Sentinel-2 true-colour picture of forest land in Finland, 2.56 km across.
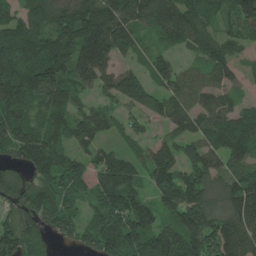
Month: June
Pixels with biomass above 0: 89%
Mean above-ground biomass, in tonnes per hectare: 134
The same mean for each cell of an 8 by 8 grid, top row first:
100 153 206 193 140 204 118 146
213 185 203 172 55 70 125 66
184 174 129 126 125 111 86 50
151 122 86 75 125 139 129 113
139 141 114 61 66 106 131 174
96 129 144 199 89 151 136 152
121 142 77 160 119 167 159 176
155 72 78 151 140 191 202 165
